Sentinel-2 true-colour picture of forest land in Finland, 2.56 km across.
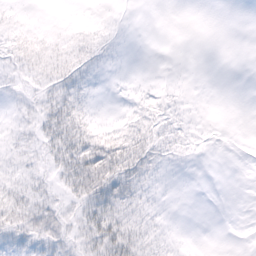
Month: February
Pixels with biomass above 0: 45%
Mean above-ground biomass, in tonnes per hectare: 9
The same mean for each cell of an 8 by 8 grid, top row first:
5 0 1 1 0 0 0 0
13 13 14 5 0 0 0 0
5 12 12 1 1 1 0 0
4 15 16 1 11 6 0 0
8 17 26 25 20 10 1 0
9 8 31 33 19 1 0 0
22 17 15 27 12 0 0 0
14 18 15 31 22 4 0 0
